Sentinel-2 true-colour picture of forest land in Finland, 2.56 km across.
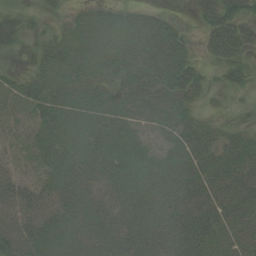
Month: August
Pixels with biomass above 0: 86%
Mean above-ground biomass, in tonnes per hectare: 41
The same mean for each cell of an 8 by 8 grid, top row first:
20 8 22 31 32 9 35 42
14 27 44 48 53 50 25 44
20 41 40 35 55 55 17 22
24 48 37 43 41 39 7 2
17 47 48 49 34 40 45 38
34 40 55 54 52 60 57 54
56 57 44 59 64 68 61 57
59 42 46 51 62 67 55 35
